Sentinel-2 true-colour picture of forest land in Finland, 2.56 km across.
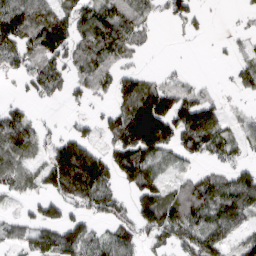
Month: March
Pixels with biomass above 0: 64%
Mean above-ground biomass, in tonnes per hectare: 71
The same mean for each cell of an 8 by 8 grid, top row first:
122 93 80 106 61 59 16 10
85 108 74 92 25 2 1 22
27 86 52 63 64 26 10 32
61 4 12 60 200 144 103 13
91 46 93 54 157 83 86 40
80 92 193 91 120 41 60 72
15 63 52 64 101 119 104 103
44 77 111 89 48 70 101 53
